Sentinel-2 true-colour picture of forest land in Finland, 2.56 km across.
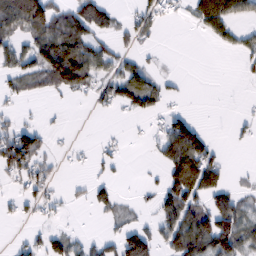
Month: February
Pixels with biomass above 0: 44%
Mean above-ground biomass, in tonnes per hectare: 42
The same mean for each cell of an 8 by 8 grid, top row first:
123 106 88 39 33 10 75 39
51 103 92 36 15 0 3 31
45 65 82 60 62 10 0 13
16 4 0 12 42 22 1 12
98 20 3 13 3 122 57 8
43 33 4 12 5 80 102 4
17 25 5 16 12 88 77 61
12 45 28 36 95 91 105 97
